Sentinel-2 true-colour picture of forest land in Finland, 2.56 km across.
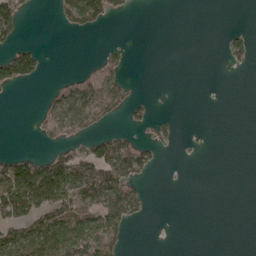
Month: May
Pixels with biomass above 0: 29%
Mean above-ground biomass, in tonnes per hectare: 34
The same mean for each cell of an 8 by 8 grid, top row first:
75 1 94 39 0 0 0 0
48 2 0 12 0 0 0 37
80 8 48 60 1 0 0 0
0 49 84 48 15 3 1 0
0 24 40 67 28 10 0 0
127 157 88 95 23 0 0 0
118 110 73 82 21 0 0 0
98 140 91 48 0 0 0 0
